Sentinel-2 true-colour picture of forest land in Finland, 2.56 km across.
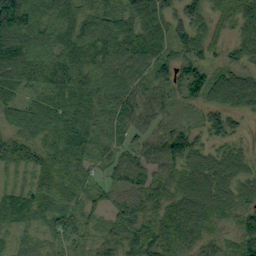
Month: September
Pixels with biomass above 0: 96%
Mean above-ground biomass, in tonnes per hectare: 75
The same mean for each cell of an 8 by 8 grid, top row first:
137 94 87 87 113 68 70 80
74 106 123 101 90 60 63 51
71 90 109 91 73 76 85 73
58 79 92 68 78 44 62 55
67 70 81 54 60 110 58 35
22 64 58 45 75 78 82 61
76 73 68 57 94 77 79 70
36 41 59 82 106 100 62 73
